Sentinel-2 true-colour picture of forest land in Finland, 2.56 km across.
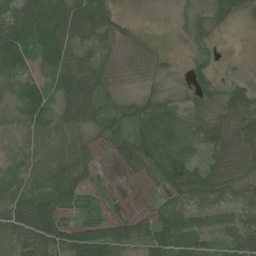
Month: July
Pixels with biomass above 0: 81%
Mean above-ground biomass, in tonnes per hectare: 43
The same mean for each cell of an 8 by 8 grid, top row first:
60 77 88 60 1 8 25 19
95 76 27 18 7 2 9 0
57 41 52 21 6 9 34 26
33 55 57 51 43 39 28 57
17 30 54 31 64 51 51 61
41 52 55 8 27 74 58 42
52 69 31 18 10 54 43 44
51 71 99 95 63 85 42 53
